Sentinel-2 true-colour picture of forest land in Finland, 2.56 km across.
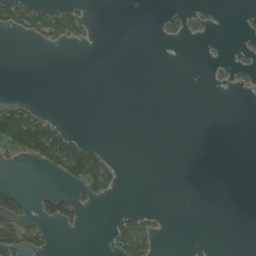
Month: June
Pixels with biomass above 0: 14%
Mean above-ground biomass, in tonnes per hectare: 19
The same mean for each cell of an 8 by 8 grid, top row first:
65 68 35 0 0 24 13 4
0 11 4 0 0 1 1 7
0 0 0 0 0 0 6 9
103 16 0 0 0 0 0 0
123 145 53 1 0 0 0 0
0 12 82 44 0 0 0 0
58 44 31 2 8 0 0 0
66 29 1 50 77 0 0 0
